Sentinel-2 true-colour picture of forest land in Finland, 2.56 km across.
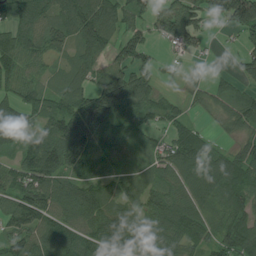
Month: July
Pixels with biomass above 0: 83%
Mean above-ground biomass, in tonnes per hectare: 93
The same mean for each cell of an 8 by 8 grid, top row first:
102 95 156 119 62 133 80 164
121 87 82 70 73 42 17 41
96 49 75 136 89 25 39 45
103 101 163 147 71 52 30 89
77 124 159 82 51 123 61 52
102 148 90 58 60 93 106 105
121 115 113 89 86 114 72 97
93 121 115 126 137 94 83 130
